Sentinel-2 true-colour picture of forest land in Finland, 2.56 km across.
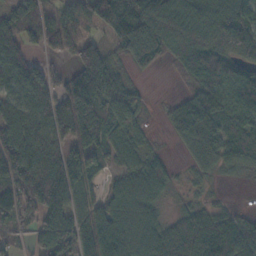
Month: November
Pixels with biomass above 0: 80%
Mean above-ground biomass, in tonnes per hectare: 84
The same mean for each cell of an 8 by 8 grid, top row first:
76 62 72 181 162 181 117 113
72 42 91 38 26 119 145 85
82 72 128 86 5 20 166 122
80 88 169 109 25 46 134 109
112 89 114 79 37 24 88 108
107 133 96 31 81 24 24 20
90 106 77 81 69 12 32 17
28 79 113 153 82 81 101 78
